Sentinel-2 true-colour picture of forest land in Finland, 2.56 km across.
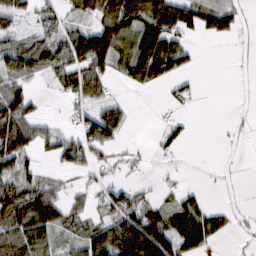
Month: February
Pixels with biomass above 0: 55%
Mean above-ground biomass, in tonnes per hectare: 48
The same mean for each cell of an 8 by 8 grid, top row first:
48 35 50 109 120 96 82 34
60 63 106 126 140 82 0 6
47 22 61 31 76 36 0 2
97 4 36 44 0 16 1 3
116 41 69 39 4 23 0 4
68 15 23 15 7 4 1 3
120 114 34 50 51 48 33 7
82 62 50 102 130 82 58 5
